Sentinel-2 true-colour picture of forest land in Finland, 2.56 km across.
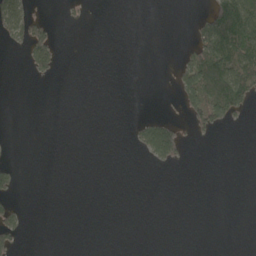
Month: May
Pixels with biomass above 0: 15%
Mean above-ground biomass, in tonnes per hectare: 23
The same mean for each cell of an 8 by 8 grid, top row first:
93 16 8 0 0 0 78 153
18 93 0 0 0 4 110 119
0 15 0 0 0 38 161 141
0 0 0 0 4 10 116 57
0 0 0 0 48 90 3 0
24 0 0 0 0 1 0 0
25 0 0 0 0 0 0 0
40 0 0 0 0 0 0 0
